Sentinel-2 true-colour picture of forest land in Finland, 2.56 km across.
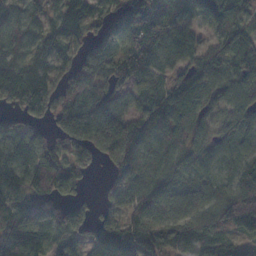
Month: November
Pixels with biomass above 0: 89%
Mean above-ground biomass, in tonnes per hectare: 89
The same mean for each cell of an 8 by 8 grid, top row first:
64 64 86 81 104 53 79 62
83 78 64 78 102 113 66 81
104 93 96 78 71 67 80 71
64 76 160 135 88 103 66 81
100 89 126 177 114 83 81 46
102 143 61 67 107 74 48 60
141 96 51 57 106 80 78 135
133 96 68 128 124 95 93 46
